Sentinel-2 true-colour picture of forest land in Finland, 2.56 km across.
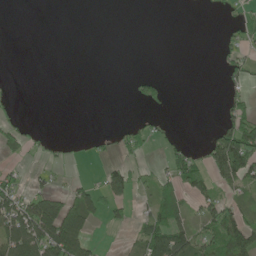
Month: June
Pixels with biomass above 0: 29%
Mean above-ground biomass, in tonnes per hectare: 29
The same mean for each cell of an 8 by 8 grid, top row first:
0 0 0 0 0 0 1 25
0 0 0 0 0 0 0 34
2 0 0 0 35 0 0 22
12 0 0 0 10 0 0 37
35 11 6 19 34 13 32 119
19 13 4 45 19 55 47 91
91 81 87 35 14 54 46 35
122 117 89 0 63 105 51 96
